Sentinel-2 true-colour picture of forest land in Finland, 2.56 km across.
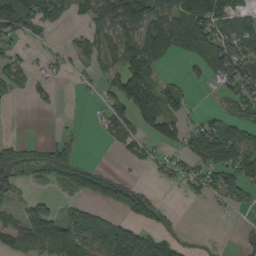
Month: August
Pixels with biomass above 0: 52%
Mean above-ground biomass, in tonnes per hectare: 60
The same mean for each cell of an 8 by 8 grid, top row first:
145 76 25 106 112 79 137 80
22 13 44 68 111 57 98 109
41 30 9 54 106 23 39 92
1 9 0 53 128 66 20 60
53 39 28 19 39 56 115 114
81 47 75 38 8 44 78 109
39 48 23 38 72 4 10 37
82 103 104 177 105 28 0 13
